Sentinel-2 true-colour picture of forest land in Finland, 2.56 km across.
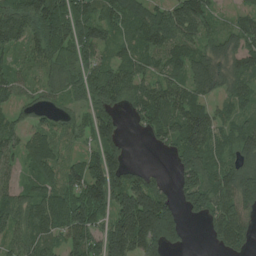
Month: July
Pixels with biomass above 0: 84%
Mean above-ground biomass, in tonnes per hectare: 90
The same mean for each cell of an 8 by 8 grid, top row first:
95 203 139 85 94 132 82 39
59 159 111 64 86 90 73 75
59 47 74 104 73 70 113 71
48 47 50 76 94 101 78 63
64 88 39 91 11 76 103 97
47 87 95 138 64 51 112 135
88 89 151 108 237 86 114 113
73 66 91 163 162 66 23 82
